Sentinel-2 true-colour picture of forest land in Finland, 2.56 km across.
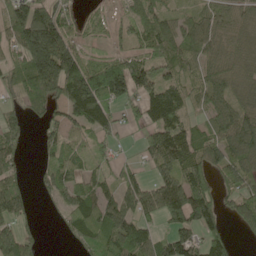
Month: May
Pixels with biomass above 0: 75%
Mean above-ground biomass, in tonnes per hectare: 92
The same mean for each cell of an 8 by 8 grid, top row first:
123 135 39 19 73 52 71 64
90 279 64 26 68 91 84 92
57 204 201 185 110 75 94 82
61 71 157 89 85 110 70 105
77 61 49 36 46 130 102 143
60 64 64 47 49 100 87 99
116 14 132 120 92 130 125 85
149 4 91 160 113 121 98 16
